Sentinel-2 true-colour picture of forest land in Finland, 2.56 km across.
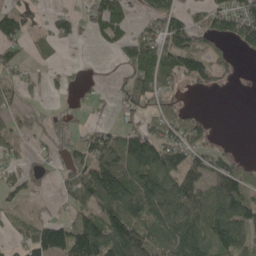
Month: May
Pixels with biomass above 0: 62%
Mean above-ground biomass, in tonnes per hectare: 80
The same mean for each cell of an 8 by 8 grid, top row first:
115 37 56 134 53 102 100 149
73 31 13 40 106 145 70 51
52 28 19 20 100 84 64 12
49 14 24 30 78 82 8 0
48 22 77 114 153 122 61 3
58 23 126 186 128 94 92 118
38 21 87 127 131 111 118 137
43 161 172 132 117 124 111 125
